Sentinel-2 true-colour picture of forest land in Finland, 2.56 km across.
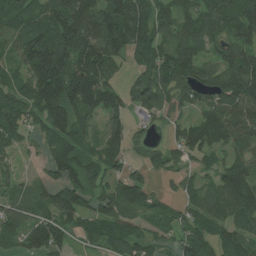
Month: July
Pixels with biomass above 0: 86%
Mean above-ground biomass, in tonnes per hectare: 87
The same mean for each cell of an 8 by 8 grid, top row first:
94 109 149 130 123 85 104 109
68 165 141 113 115 105 62 98
66 168 170 70 89 130 86 123
92 121 103 100 67 55 86 107
52 60 82 91 48 68 100 80
37 37 85 60 43 34 43 101
68 71 80 89 73 44 65 92
59 103 36 72 59 53 89 79
